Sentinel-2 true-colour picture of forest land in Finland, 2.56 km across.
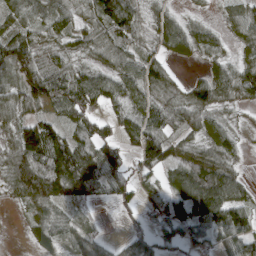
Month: April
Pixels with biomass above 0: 83%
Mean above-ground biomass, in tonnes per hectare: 64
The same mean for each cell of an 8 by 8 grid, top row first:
54 60 47 122 49 32 10 45
98 56 48 64 47 70 44 39
74 111 83 71 87 32 74 93
60 47 83 35 70 71 69 19
83 121 86 63 102 56 64 31
106 138 148 95 48 54 98 49
16 59 30 14 32 69 96 80
1 62 42 16 67 84 45 90
